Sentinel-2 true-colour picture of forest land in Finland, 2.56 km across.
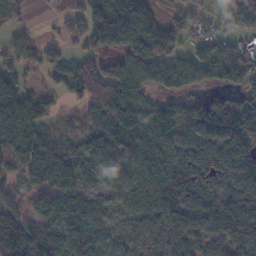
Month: November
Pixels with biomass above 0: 82%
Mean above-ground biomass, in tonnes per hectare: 91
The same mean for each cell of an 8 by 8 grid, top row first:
29 35 94 181 109 74 48 112
53 29 55 88 112 69 88 66
71 13 125 156 94 121 97 74
172 60 39 177 125 85 115 78
134 89 90 130 126 70 68 97
42 146 89 86 90 119 89 103
64 122 101 49 80 96 97 103
168 136 106 48 53 57 79 79
